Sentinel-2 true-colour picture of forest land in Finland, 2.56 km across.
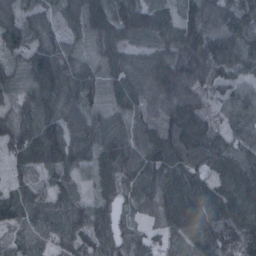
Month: January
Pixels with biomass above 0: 92%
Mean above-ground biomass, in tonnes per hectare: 83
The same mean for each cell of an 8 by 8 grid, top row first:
62 34 68 87 88 46 69 82
65 88 35 65 42 84 102 87
52 129 99 59 91 123 87 59
56 100 86 53 67 110 65 84
86 160 78 102 107 117 126 77
42 48 41 83 107 115 80 118
99 74 70 60 56 139 115 103
53 71 75 85 67 68 120 125
